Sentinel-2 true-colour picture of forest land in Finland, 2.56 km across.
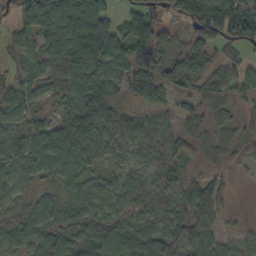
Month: October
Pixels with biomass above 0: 94%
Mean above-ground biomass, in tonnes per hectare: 54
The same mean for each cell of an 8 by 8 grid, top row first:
27 86 82 35 68 40 90 81
39 66 88 68 110 53 83 46
42 51 62 61 94 73 56 45
46 33 100 79 41 35 40 28
61 77 83 47 50 47 28 35
52 38 52 32 46 40 33 16
30 45 45 48 53 49 56 14
44 54 53 67 72 54 50 32
